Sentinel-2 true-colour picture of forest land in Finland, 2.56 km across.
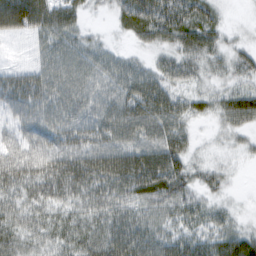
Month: February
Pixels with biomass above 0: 90%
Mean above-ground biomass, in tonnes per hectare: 46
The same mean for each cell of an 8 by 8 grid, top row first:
103 73 33 17 73 72 44 3
3 38 39 17 23 48 50 25
46 48 45 42 54 40 24 29
34 46 43 52 72 52 26 60
38 42 51 53 60 59 10 19
62 71 79 90 96 74 29 4
45 49 43 50 42 46 29 7
41 38 48 62 56 50 44 61
